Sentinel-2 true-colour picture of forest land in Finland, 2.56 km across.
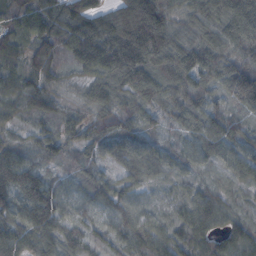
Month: October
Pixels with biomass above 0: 97%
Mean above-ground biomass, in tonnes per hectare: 91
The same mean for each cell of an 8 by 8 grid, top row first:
86 103 83 130 248 76 124 184
72 102 94 145 228 113 116 134
78 87 48 102 88 94 88 193
66 86 44 101 58 62 83 51
52 81 62 78 70 46 89 62
136 59 51 47 67 47 24 54
118 162 61 75 52 48 108 33
124 96 73 59 114 84 97 103
